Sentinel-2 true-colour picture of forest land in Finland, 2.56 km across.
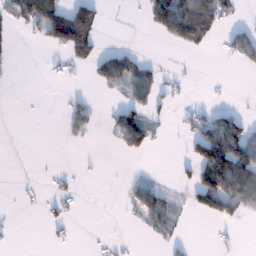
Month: January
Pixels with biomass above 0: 28%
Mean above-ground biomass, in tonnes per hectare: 32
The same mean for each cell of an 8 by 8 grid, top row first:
51 122 120 1 30 143 96 16
7 34 99 17 3 23 18 57
1 4 5 53 60 12 1 0
0 0 52 19 42 12 30 22
0 0 11 12 65 1 131 126
1 7 6 0 9 8 131 141
4 14 5 0 55 22 56 58
4 7 1 7 3 18 1 5
